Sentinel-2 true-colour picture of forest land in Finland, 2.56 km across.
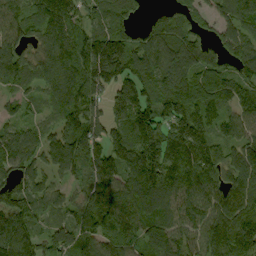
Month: September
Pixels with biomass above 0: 91%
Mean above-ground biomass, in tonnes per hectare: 118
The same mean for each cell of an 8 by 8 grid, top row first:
115 157 105 127 38 94 56 136
118 117 124 192 107 108 42 99
92 106 139 173 130 98 98 95
49 46 133 111 135 130 89 82
134 97 147 138 167 155 129 89
108 69 83 162 202 157 141 119
154 79 88 142 161 122 118 132
209 90 98 127 102 110 130 167
